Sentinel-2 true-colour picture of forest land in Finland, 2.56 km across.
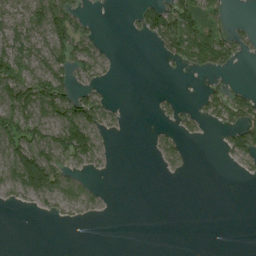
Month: August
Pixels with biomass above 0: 40%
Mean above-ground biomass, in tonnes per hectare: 35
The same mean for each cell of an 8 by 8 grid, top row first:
35 105 36 0 53 94 48 2
46 83 68 6 1 78 117 36
77 106 31 8 0 2 13 3
95 76 100 25 0 22 35 70
90 83 119 6 1 33 2 67
95 133 28 3 0 7 0 7
12 21 34 1 0 0 0 0
0 0 0 0 0 0 0 0
